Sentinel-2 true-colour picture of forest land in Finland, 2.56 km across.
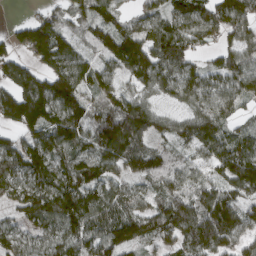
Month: March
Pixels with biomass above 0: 87%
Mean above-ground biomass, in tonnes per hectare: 94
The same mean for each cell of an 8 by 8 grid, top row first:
2 51 75 77 49 79 90 96
61 140 53 106 114 112 38 80
108 107 118 60 92 97 70 101
129 145 121 116 110 39 103 50
64 124 100 171 75 54 107 95
115 119 116 75 85 71 53 138
67 150 182 119 70 116 116 93
71 77 115 120 77 79 138 70
